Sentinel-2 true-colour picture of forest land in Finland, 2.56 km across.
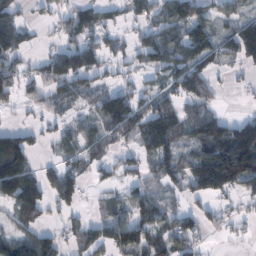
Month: February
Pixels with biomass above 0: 67%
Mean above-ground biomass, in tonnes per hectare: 70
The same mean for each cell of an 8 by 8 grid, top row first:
66 27 82 41 53 84 55 61
76 25 104 45 87 106 109 91
79 88 92 37 34 88 83 13
17 41 32 137 79 81 82 10
127 24 58 51 59 73 135 178
203 54 72 48 59 72 136 131
100 69 34 49 84 44 39 23
74 73 69 78 72 78 21 14
